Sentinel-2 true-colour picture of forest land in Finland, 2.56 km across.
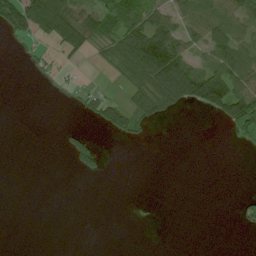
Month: July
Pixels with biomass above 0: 32%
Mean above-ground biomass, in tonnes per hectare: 27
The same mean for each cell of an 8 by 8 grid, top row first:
81 116 56 50 60 50 73 54
7 21 51 45 113 76 52 58
0 10 8 8 72 126 107 80
0 0 16 57 42 21 31 82
0 0 33 2 5 0 0 7
0 0 11 0 0 0 0 0
0 0 0 0 1 0 0 17
0 0 0 0 0 0 0 0
